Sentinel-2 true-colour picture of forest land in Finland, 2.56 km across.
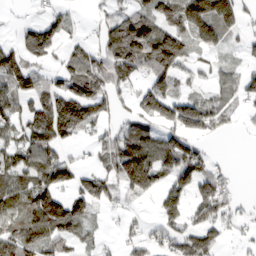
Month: March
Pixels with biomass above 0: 66%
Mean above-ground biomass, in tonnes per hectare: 77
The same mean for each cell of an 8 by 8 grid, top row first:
6 41 7 54 95 119 165 84
73 90 44 124 195 142 63 22
119 69 101 108 67 83 30 56
72 112 102 51 86 128 103 31
67 99 24 89 118 111 24 1
82 113 59 84 175 113 76 4
86 168 80 25 13 93 94 27
118 92 49 8 54 67 72 19
